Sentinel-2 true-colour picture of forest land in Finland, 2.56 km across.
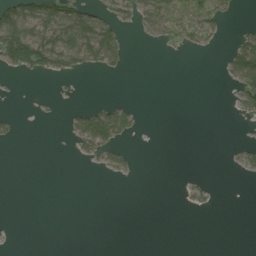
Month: August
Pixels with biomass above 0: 21%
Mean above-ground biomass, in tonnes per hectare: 17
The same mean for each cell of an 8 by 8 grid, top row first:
76 77 68 37 41 30 41 3
111 67 76 59 1 12 9 54
2 4 2 2 0 0 0 55
4 2 28 63 2 0 0 19
4 0 29 44 0 0 0 10
0 0 0 10 0 0 3 7
0 0 0 0 0 1 8 0
0 0 0 0 0 0 0 0
